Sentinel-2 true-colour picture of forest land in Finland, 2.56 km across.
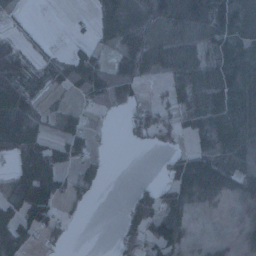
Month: January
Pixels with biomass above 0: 61%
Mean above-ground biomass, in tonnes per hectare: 41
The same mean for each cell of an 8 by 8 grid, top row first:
14 0 2 70 62 86 79 57
24 6 15 38 67 60 38 53
46 30 75 74 23 47 73 68
61 15 22 19 33 43 64 68
67 44 44 3 15 11 31 85
46 94 47 2 1 42 77 69
51 75 16 0 62 41 5 15
87 28 0 9 53 61 11 22
